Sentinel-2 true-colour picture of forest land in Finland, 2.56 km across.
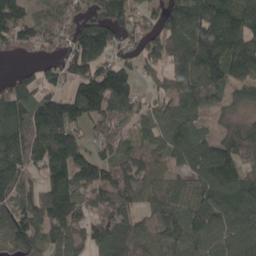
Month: April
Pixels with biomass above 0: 86%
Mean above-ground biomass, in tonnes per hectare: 129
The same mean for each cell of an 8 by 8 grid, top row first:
155 80 94 137 75 142 198 201
101 82 189 147 100 116 230 193
76 87 148 212 57 88 165 133
155 217 167 154 90 113 68 54
157 177 120 95 85 142 101 131
139 118 174 136 116 73 157 136
135 156 133 131 84 82 136 128
125 103 114 188 114 95 128 120
